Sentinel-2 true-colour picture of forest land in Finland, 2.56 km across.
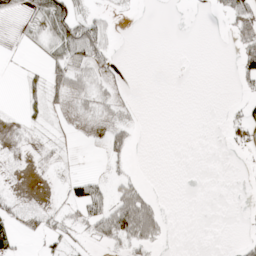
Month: April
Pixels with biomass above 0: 30%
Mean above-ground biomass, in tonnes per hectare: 14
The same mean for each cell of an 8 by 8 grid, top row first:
11 58 43 8 0 0 2 43
2 21 71 15 0 0 0 23
1 43 31 13 0 0 0 16
1 19 14 17 1 0 0 10
5 7 1 30 0 0 0 14
1 1 21 13 5 0 0 1
12 8 33 75 66 0 0 1
24 12 9 44 43 0 0 11
